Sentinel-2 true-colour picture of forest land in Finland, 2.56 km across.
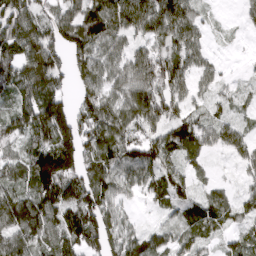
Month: March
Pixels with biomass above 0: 82%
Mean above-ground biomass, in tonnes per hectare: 83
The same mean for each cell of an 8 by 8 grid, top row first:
130 60 84 117 122 128 20 23
111 107 111 78 59 88 31 3
111 125 72 75 102 99 48 14
78 172 77 100 96 64 42 25
69 133 135 113 103 87 49 12
87 141 111 101 87 74 19 24
167 117 127 81 16 58 69 54
122 113 125 93 69 65 40 51
